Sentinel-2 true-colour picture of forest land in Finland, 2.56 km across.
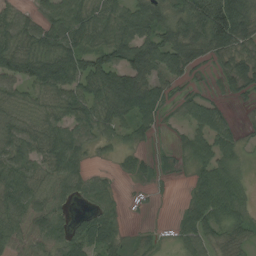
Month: August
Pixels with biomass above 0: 79%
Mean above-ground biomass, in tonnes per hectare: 59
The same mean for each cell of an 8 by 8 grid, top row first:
55 57 83 72 88 63 174 106
79 80 79 93 95 96 80 74
78 105 86 83 84 37 13 70
48 51 73 79 76 21 75 9
67 83 59 29 26 17 63 38
69 51 55 18 29 13 65 40
70 64 17 33 4 10 81 51
60 65 78 53 13 22 53 46
